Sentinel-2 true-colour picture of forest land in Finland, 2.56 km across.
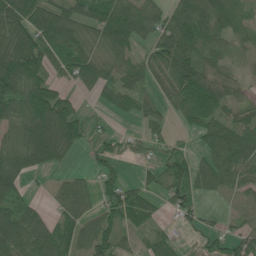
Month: June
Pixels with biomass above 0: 74%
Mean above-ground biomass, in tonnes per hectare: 63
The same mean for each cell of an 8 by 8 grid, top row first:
110 95 76 110 91 81 124 35
112 87 89 80 38 121 84 48
129 69 66 59 51 113 81 35
88 127 41 18 48 37 81 39
77 138 36 23 26 18 50 87
75 16 24 37 23 50 63 68
69 24 67 70 50 41 12 12
89 68 66 76 29 27 22 55
